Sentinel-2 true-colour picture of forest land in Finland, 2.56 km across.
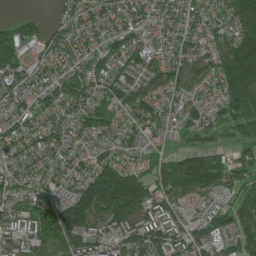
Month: June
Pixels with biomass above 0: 92%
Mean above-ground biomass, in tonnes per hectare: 112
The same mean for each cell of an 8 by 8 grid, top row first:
33 24 83 83 70 72 76 165
172 76 71 82 90 90 90 233
122 81 98 111 89 112 81 249
96 91 98 77 118 71 77 156
95 95 62 68 67 25 52 66
85 78 98 280 110 228 220 103
97 124 236 278 154 87 68 149
105 143 163 106 132 108 118 121
